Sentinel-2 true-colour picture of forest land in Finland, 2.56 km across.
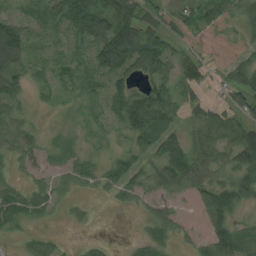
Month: July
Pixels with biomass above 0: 75%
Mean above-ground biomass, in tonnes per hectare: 52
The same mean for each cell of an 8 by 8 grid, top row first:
35 53 178 116 64 66 47 46
78 19 45 140 133 36 9 28
43 29 40 58 55 63 48 61
34 8 26 43 151 69 63 54
40 16 12 14 64 58 69 105
13 20 54 56 56 69 44 67
60 28 17 25 24 34 86 53
13 50 25 8 35 28 54 77
